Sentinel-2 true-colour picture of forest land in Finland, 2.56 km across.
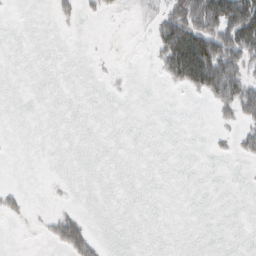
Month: February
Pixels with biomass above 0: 18%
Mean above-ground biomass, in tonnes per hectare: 18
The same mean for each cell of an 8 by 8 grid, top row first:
0 2 15 6 7 67 129 151
0 0 0 1 2 122 127 102
0 0 0 3 0 40 104 73
0 0 0 0 0 0 3 49
0 0 0 0 0 0 3 20
0 1 0 0 0 0 0 0
13 2 5 0 0 0 0 0
0 12 60 0 0 0 0 0
